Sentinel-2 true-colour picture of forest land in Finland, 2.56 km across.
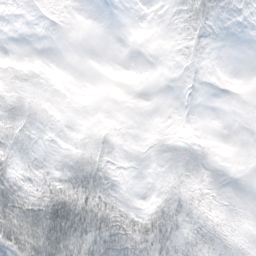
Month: March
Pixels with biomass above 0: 58%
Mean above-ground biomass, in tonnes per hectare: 15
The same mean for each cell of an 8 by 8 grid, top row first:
4 6 0 0 0 7 12 3
0 0 0 0 0 9 5 0
11 9 0 0 0 2 1 2
21 14 9 7 3 1 0 0
17 5 15 21 11 18 11 1
19 21 29 15 3 15 23 6
49 62 55 29 13 24 20 14
50 72 48 42 39 27 24 19
